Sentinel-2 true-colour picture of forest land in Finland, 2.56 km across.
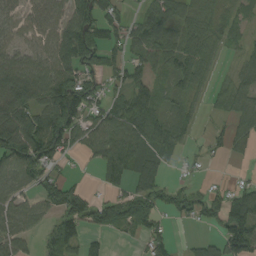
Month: September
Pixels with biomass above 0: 71%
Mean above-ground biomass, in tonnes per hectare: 65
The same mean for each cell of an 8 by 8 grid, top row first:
49 56 109 58 46 65 50 30
56 67 173 68 77 74 61 26
105 108 106 44 42 66 37 46
91 110 113 76 90 43 19 66
125 136 47 81 79 45 33 37
72 59 10 53 69 12 9 11
59 52 103 83 91 46 69 69
66 51 63 12 51 19 31 158
